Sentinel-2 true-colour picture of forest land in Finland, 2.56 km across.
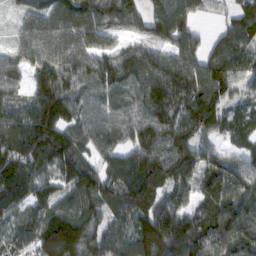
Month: February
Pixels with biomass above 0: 92%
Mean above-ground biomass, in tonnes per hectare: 119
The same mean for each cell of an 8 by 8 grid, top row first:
23 78 112 117 112 125 35 100
62 99 117 86 83 95 79 130
75 120 111 127 124 149 180 118
85 163 99 87 111 146 175 56
149 203 100 114 155 165 75 57
159 87 171 107 185 130 130 136
106 113 115 86 128 100 115 154
88 173 190 133 162 157 140 166
